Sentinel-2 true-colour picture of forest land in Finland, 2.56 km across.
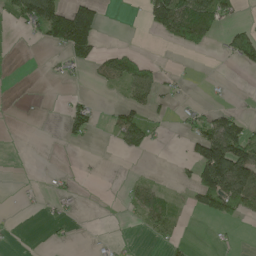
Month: May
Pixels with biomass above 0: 28%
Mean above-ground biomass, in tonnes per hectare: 32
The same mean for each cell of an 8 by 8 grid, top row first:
51 122 120 1 30 143 96 16
7 34 99 17 3 23 18 57
1 4 5 53 60 12 1 0
0 0 52 19 42 12 30 22
0 0 11 12 65 1 131 126
1 7 6 0 9 8 131 141
4 14 5 0 55 22 56 58
4 7 1 7 3 18 1 5
